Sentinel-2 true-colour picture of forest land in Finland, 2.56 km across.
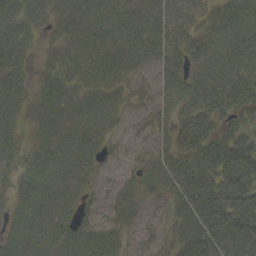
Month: September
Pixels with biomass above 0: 83%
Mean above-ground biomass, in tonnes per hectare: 33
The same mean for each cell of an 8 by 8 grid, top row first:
51 32 36 34 32 21 21 40
54 14 29 32 37 25 39 46
47 32 28 30 19 33 35 47
43 48 40 34 16 28 34 28
32 42 43 21 14 23 32 24
38 56 30 16 28 28 31 23
35 43 26 23 20 26 20 39
47 41 41 31 22 23 40 46
